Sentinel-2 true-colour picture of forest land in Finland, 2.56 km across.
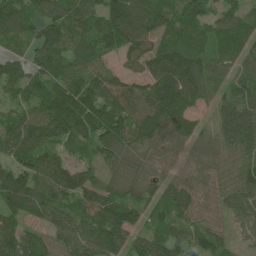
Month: June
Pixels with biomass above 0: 94%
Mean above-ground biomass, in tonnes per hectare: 96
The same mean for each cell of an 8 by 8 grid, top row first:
103 85 95 134 103 98 83 84
30 112 90 82 115 115 86 100
92 103 103 83 92 156 121 92
59 118 148 128 121 142 63 116
105 81 68 128 94 58 73 102
122 113 81 66 64 41 48 100
107 116 97 154 100 97 58 81
128 83 101 130 81 80 90 38
